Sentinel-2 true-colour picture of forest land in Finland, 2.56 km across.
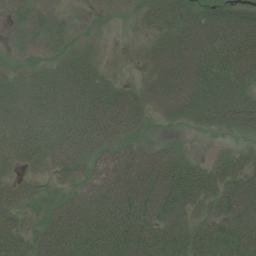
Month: July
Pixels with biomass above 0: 81%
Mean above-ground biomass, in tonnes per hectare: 60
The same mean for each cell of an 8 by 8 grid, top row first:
16 29 3 4 31 70 67 74
22 37 20 0 20 90 100 113
39 62 79 25 28 111 86 79
69 89 89 118 59 65 84 99
85 84 103 61 38 26 3 15
27 28 48 75 99 79 49 55
62 28 77 91 86 62 39 80
63 66 79 86 71 49 58 76
